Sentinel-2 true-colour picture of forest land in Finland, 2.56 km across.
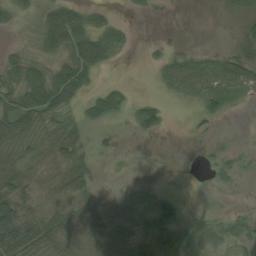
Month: August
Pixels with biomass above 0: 65%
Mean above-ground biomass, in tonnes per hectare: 30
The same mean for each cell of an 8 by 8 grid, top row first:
28 61 55 16 5 1 1 23
21 54 82 43 4 10 10 28
48 68 55 7 0 39 53 54
73 58 23 36 37 1 28 4
50 37 29 11 1 0 7 7
42 25 34 2 3 2 9 14
57 29 28 21 21 31 13 8
101 61 26 46 37 48 45 36
